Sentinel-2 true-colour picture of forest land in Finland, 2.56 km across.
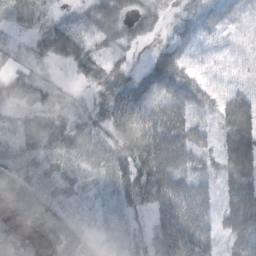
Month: October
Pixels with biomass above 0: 83%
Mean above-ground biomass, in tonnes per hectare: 37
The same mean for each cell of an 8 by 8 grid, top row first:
43 32 21 56 36 17 38 22
12 42 45 31 8 54 20 20
39 21 11 40 47 67 23 24
13 25 17 49 62 62 22 67
23 43 36 24 79 70 26 61
42 16 15 28 60 57 25 52
46 46 21 14 29 84 36 70
41 37 38 12 21 73 39 48
